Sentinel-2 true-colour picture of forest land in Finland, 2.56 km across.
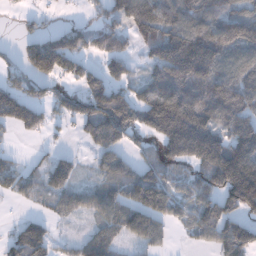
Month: December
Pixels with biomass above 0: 69%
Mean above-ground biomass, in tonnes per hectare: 90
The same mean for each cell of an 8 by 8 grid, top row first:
16 18 17 70 137 131 132 105
27 140 81 77 77 184 175 115
62 79 75 88 42 160 151 132
117 52 81 173 22 124 142 134
8 16 20 104 37 165 177 159
70 84 31 83 103 67 103 172
7 28 63 106 170 82 114 111
75 74 45 77 92 14 51 142
